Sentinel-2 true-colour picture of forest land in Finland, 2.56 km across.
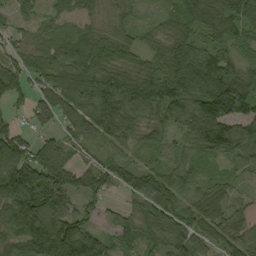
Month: September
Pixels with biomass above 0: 89%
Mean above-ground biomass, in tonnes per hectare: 73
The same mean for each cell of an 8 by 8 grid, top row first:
34 35 45 30 21 45 111 115
45 64 77 66 46 65 61 47
72 70 81 85 78 93 100 103
25 76 97 145 102 85 149 94
89 63 35 54 44 36 102 95
150 116 77 75 43 60 31 22
140 107 51 19 76 90 88 37
101 105 107 46 56 86 58 76
